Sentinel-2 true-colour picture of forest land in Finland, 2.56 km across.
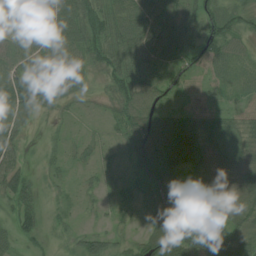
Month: July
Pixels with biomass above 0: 90%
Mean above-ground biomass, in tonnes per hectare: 47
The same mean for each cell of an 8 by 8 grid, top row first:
51 78 77 68 64 47 50 47
45 73 75 72 62 50 60 30
66 62 38 52 57 24 22 22
61 18 12 31 59 25 32 23
41 13 24 17 75 76 51 43
61 18 12 13 58 54 45 49
54 14 11 12 41 97 104 51
34 14 40 35 45 115 54 63
